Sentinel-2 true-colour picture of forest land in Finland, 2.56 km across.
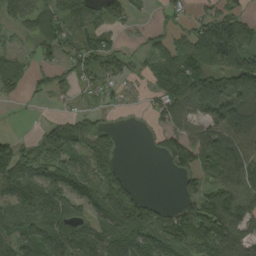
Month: August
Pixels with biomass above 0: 73%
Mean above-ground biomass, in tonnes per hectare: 84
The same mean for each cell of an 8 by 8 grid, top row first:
62 98 83 74 11 31 54 57
20 66 86 55 26 90 138 103
67 44 50 55 35 166 150 117
2 8 46 18 17 84 115 154
57 90 81 69 5 102 130 146
132 89 91 84 0 48 60 114
120 137 62 129 78 52 152 138
111 138 110 148 130 120 170 106
